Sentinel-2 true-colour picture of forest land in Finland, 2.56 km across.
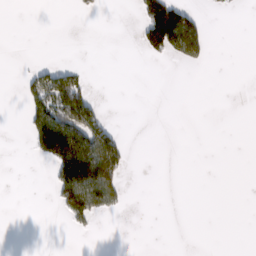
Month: February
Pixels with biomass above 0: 15%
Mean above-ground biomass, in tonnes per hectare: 28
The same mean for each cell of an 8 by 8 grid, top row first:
0 0 6 0 74 126 9 0
0 0 0 0 53 102 31 0
4 82 46 0 0 0 0 0
0 112 156 4 0 0 0 0
0 174 179 106 0 0 0 0
0 15 249 129 0 0 0 0
0 2 114 37 0 0 0 0
0 0 1 0 0 0 0 0
